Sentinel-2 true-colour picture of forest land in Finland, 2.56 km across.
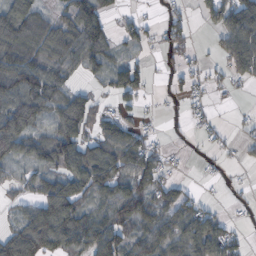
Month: October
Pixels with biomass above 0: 65%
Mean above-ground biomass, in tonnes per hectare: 54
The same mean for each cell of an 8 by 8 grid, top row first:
110 46 82 28 12 24 36 120
117 77 98 42 20 35 7 108
105 84 23 26 36 19 23 27
93 48 97 27 15 5 12 4
76 79 86 93 53 3 10 16
22 54 85 93 87 14 6 3
21 90 65 68 79 71 28 10
92 81 63 90 70 81 110 32
